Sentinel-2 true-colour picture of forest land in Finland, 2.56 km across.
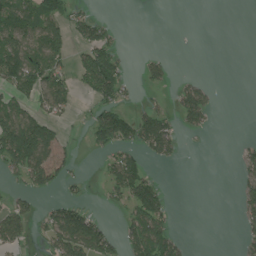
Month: July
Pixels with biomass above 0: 37%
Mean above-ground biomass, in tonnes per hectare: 50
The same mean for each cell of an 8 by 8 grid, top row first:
105 98 43 4 0 0 0 0
119 101 48 66 1 0 0 0
112 100 42 120 27 14 10 0
94 70 15 89 45 47 52 0
184 138 11 95 89 51 2 12
41 97 20 57 80 0 0 31
48 31 52 15 127 8 0 37
51 52 146 56 155 53 0 25
